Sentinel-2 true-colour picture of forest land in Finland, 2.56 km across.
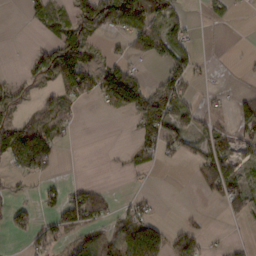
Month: February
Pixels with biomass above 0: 47%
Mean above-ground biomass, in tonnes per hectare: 44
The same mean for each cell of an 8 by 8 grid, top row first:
0 42 66 123 120 47 21 6
0 70 91 11 79 79 4 2
26 50 111 127 55 76 9 5
28 34 6 18 117 72 18 67
96 100 1 0 52 45 70 66
26 22 0 2 7 0 72 54
30 26 124 28 22 2 4 51
9 49 37 58 119 41 16 8
